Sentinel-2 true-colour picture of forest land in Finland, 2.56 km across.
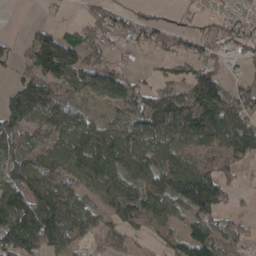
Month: April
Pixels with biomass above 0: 78%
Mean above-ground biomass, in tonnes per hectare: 89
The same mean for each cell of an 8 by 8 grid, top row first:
0 8 20 54 43 19 33 48
28 143 100 54 38 32 55 55
54 135 89 94 28 57 110 37
144 108 50 49 117 140 177 119
106 85 108 128 118 99 106 146
117 117 109 125 106 149 131 33
137 171 107 98 143 107 145 22
131 135 80 66 26 85 143 64
